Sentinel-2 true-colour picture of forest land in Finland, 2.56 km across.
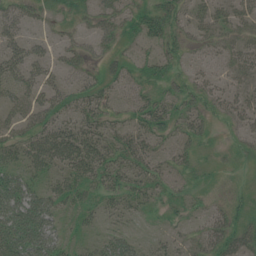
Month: July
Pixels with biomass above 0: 70%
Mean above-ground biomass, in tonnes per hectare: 30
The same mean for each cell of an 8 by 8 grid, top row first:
37 25 21 29 40 32 27 29
34 17 23 21 22 26 17 29
41 32 19 26 30 26 19 17
37 40 31 22 44 35 25 26
38 51 52 37 35 26 14 11
45 29 42 41 30 23 13 7
71 59 28 20 19 21 18 22
69 61 15 30 12 14 36 39
